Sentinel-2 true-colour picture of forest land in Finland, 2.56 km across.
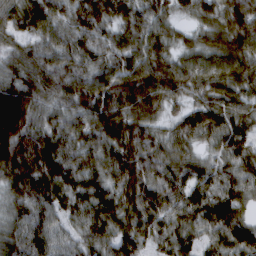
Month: March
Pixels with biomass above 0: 97%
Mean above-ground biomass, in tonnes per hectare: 98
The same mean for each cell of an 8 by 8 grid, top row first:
97 113 111 93 91 49 77 121
58 86 99 89 112 57 90 104
100 107 107 114 145 120 91 95
255 73 99 125 101 44 93 81
187 132 95 103 102 70 41 82
149 147 115 92 110 86 69 75
75 99 90 109 113 86 103 67
91 93 69 93 78 88 56 100
